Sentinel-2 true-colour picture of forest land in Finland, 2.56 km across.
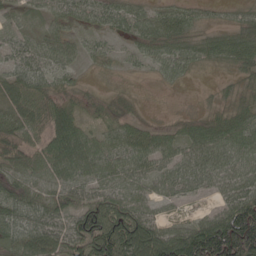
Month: May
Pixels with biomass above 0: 83%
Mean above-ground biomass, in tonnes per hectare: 56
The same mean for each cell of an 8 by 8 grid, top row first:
29 30 40 48 44 50 16 23
44 46 24 12 37 47 37 54
62 43 17 5 5 22 3 28
51 66 47 52 16 11 31 46
88 59 72 48 58 42 79 70
47 52 59 58 51 56 60 61
62 63 64 77 46 16 17 110
63 79 94 139 125 115 233 260
